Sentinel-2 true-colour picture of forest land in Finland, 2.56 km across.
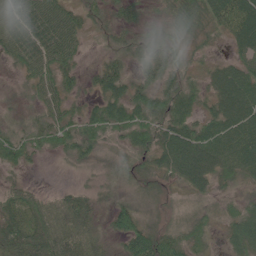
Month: June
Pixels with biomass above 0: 92%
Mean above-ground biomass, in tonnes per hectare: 44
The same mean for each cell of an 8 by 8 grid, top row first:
73 75 42 23 25 46 44 75
66 78 34 20 34 37 19 48
10 51 29 55 34 40 34 76
10 41 31 60 58 63 34 83
44 39 53 20 39 108 77 83
17 1 7 16 23 53 63 32
53 32 51 39 21 10 11 26
76 70 70 32 89 37 18 48
